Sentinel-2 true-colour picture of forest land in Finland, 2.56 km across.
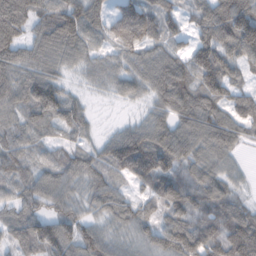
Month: February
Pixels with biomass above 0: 91%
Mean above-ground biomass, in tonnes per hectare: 76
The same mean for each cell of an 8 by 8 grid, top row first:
105 66 97 64 111 56 94 132
80 76 74 55 86 46 116 121
80 86 22 52 78 109 119 56
70 97 51 2 29 79 95 88
68 42 40 73 101 100 88 50
57 68 66 58 99 81 74 29
66 62 48 68 48 91 77 61
56 107 90 58 67 138 110 122
